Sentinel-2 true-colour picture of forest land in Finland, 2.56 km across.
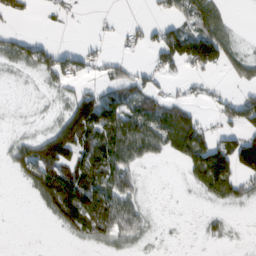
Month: February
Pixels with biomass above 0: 54%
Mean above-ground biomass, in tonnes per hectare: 45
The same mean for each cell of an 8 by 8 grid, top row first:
24 10 6 5 4 43 77 1
48 46 25 6 26 115 167 24
4 32 32 41 31 14 14 37
2 6 129 89 65 70 12 76
35 108 117 87 78 89 103 92
26 115 84 74 10 1 138 76
0 45 124 87 24 0 9 13
0 0 22 41 15 1 13 2
